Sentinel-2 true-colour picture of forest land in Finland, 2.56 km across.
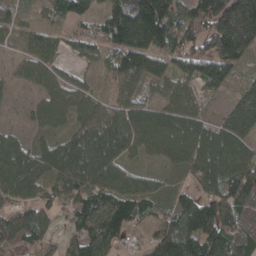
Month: April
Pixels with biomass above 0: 88%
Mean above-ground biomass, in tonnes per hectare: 94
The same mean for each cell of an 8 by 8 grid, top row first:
39 42 90 158 243 109 158 256
28 88 54 113 166 101 106 154
35 82 40 49 80 73 109 47
8 84 88 91 75 75 21 85
73 53 137 148 88 104 108 84
110 64 125 102 47 23 102 116
84 75 98 138 74 96 112 115
76 63 94 94 29 157 144 120
